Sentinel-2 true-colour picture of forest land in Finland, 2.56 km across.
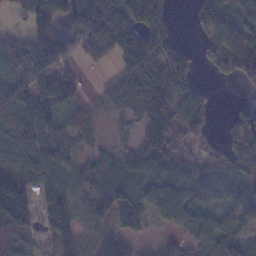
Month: January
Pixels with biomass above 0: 75%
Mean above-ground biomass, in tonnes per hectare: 86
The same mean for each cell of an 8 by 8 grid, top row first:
29 169 154 180 154 24 132 108
67 170 86 131 192 87 77 129
103 115 49 43 120 130 19 63
94 108 38 32 128 123 65 51
84 101 20 15 63 95 57 80
94 95 49 55 115 126 63 51
186 66 35 88 84 121 58 75
67 39 72 57 18 25 85 87
